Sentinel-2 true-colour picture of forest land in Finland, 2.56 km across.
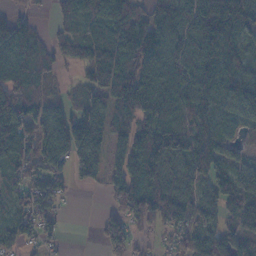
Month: November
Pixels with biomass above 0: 82%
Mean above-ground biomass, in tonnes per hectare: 88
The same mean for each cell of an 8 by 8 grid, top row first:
44 12 88 111 64 100 115 132
112 39 72 92 119 106 112 87
78 36 30 108 91 115 143 114
113 93 81 93 126 119 84 109
127 99 188 104 113 128 89 41
65 115 73 72 105 86 91 98
76 63 1 42 148 124 76 88
72 35 0 83 26 53 116 105
